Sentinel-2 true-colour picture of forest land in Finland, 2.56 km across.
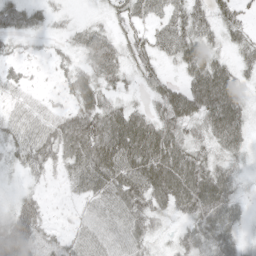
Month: May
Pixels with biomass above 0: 85%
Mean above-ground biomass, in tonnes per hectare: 51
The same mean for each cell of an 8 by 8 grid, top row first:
49 29 10 36 53 54 47 43
21 14 38 55 55 67 50 36
33 8 55 41 38 24 95 38
46 42 67 58 35 75 68 57
51 68 96 95 86 63 45 49
14 27 68 83 87 88 75 28
26 19 29 67 64 48 82 31
84 43 54 60 50 28 59 33
